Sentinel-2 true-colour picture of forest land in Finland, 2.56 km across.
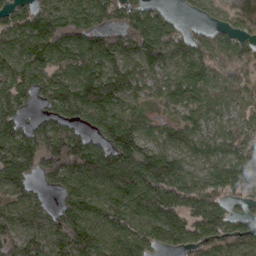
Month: March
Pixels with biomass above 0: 88%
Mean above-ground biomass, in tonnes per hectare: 116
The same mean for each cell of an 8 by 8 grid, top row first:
86 138 144 113 150 35 60 93
104 147 133 105 149 115 96 112
140 125 137 122 65 111 112 104
96 72 134 147 70 71 86 95
143 125 129 150 126 89 84 126
120 95 160 171 191 165 115 130
122 65 146 119 141 131 145 56
100 107 155 100 103 100 112 112
